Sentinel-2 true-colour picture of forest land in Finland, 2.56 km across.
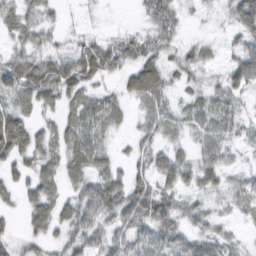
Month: February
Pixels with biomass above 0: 81%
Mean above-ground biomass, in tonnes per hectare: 33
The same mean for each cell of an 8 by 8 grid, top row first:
34 15 5 1 27 37 8 52
26 33 37 46 38 22 13 33
65 63 57 14 55 22 16 45
40 19 42 25 27 22 33 22
67 31 52 11 24 21 35 20
29 38 45 39 33 44 37 17
15 47 45 48 62 40 24 22
21 29 33 32 35 46 36 13
